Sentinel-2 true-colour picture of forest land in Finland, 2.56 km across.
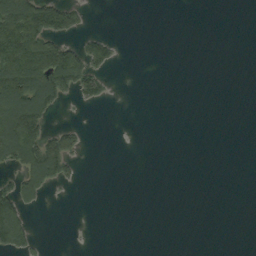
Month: September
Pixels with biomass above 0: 20%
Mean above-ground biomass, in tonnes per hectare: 27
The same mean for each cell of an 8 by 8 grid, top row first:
128 107 28 0 0 0 0 0
138 89 43 34 0 0 0 0
162 146 83 11 0 0 0 0
174 78 1 0 0 0 0 0
147 81 19 0 0 0 0 0
34 73 8 0 0 0 0 0
79 3 0 0 0 0 0 0
73 3 0 0 0 0 0 0
